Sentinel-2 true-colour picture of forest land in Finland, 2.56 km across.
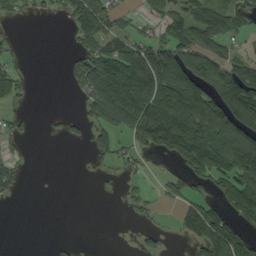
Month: September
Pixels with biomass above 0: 47%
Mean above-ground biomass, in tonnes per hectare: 60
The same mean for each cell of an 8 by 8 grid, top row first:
17 16 82 56 18 52 70 45
17 0 47 91 95 101 76 21
49 0 71 163 171 163 105 133
15 5 21 148 139 165 139 163
13 0 9 52 80 148 158 168
46 0 2 13 16 27 74 122
1 0 0 0 28 21 58 96
0 3 5 0 21 7 100 91
